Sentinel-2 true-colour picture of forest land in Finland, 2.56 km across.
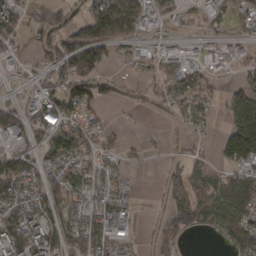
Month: March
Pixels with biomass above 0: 67%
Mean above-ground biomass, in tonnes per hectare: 68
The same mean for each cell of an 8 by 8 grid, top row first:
91 64 78 136 65 37 47 46
46 97 164 89 24 31 34 32
25 72 140 55 30 94 48 60
78 106 88 6 27 45 34 126
47 92 89 40 27 20 14 184
96 65 95 58 2 53 66 88
72 89 63 85 9 92 86 83
138 124 111 73 27 58 2 76
